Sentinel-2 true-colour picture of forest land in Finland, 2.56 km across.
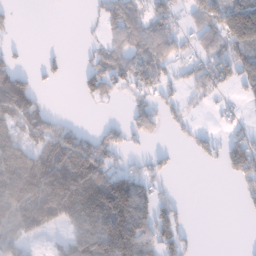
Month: January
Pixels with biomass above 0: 52%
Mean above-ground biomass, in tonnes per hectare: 68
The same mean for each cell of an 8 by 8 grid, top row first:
14 0 1 94 110 53 98 174
20 6 8 70 120 71 66 102
121 18 33 87 88 34 82 64
143 44 1 2 68 41 14 19
73 91 105 69 17 14 48 84
140 151 160 108 62 14 0 76
117 133 153 179 95 58 0 11
51 15 86 160 134 89 0 0
